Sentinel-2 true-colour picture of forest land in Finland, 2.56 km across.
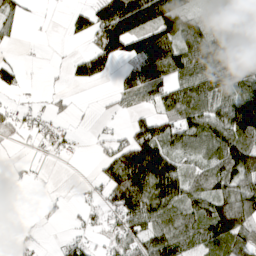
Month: April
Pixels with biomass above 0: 62%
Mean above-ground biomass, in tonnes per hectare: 61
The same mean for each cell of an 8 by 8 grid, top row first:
36 3 38 129 138 110 40 56
11 1 9 127 109 99 108 96
32 3 43 24 102 81 97 81
40 29 4 11 34 79 89 130
12 44 9 39 130 69 88 111
7 3 2 97 152 107 75 114
1 6 18 61 124 84 83 106
5 3 38 46 82 86 70 70
